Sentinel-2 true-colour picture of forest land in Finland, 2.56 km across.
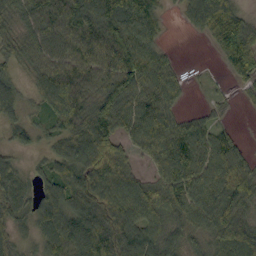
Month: September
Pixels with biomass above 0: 85%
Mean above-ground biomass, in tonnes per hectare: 68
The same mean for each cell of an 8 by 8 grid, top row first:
58 87 93 115 105 11 102 44
54 69 85 100 88 7 15 60
38 77 75 95 99 54 8 38
44 55 74 100 88 48 26 7
37 34 90 88 65 96 75 36
54 49 93 97 40 81 81 90
51 83 87 95 103 62 65 81
33 57 96 108 96 49 53 92
